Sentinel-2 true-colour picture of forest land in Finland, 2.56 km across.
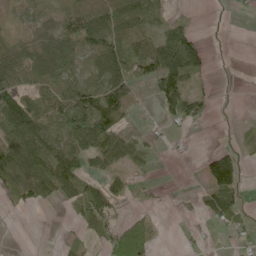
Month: June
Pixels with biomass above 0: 57%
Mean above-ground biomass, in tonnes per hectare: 42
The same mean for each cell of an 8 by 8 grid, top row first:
19 22 68 85 59 13 1 3
50 78 63 63 72 122 25 0
114 81 30 92 39 114 13 1
109 57 120 70 7 71 22 0
64 57 62 79 27 2 2 14
67 74 81 41 8 0 85 71
20 8 35 31 7 3 38 23
0 0 13 46 51 1 4 12
